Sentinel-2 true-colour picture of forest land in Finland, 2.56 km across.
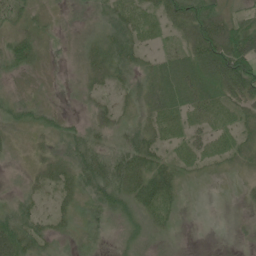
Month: June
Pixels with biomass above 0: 71%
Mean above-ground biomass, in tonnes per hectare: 23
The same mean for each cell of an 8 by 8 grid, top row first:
23 10 11 28 24 34 54 20
38 7 14 38 22 17 64 69
12 3 9 23 21 52 43 68
21 19 5 19 16 32 30 24
8 10 35 26 40 17 27 24
4 18 33 50 51 25 6 9
25 8 10 26 35 17 0 3
55 21 10 5 12 5 0 3
